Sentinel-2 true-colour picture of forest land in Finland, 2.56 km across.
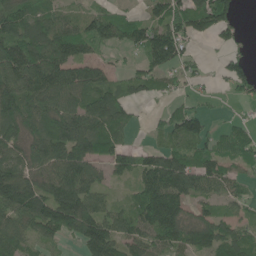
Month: June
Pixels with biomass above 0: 78%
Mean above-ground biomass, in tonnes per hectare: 90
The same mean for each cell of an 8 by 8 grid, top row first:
113 75 66 74 53 104 151 41
152 137 84 49 100 121 9 31
141 153 113 44 68 46 19 101
129 96 106 116 8 67 31 8
86 119 127 92 20 67 80 68
140 111 144 52 112 149 112 46
138 146 167 53 127 122 43 37
90 53 101 140 94 97 131 88
